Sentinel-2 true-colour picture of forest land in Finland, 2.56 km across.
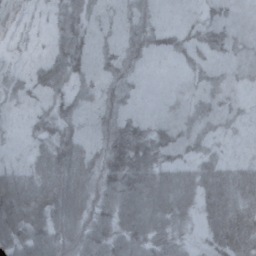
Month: October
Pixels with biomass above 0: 85%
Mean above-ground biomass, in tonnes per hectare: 47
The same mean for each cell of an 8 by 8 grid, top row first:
25 15 49 26 40 32 29 44
14 19 46 31 41 54 50 46
22 47 30 38 29 33 42 31
21 29 34 38 30 39 42 26
26 45 50 50 58 58 31 18
62 71 72 49 71 70 71 61
82 60 63 59 97 81 58 70
53 62 57 64 66 45 30 74
